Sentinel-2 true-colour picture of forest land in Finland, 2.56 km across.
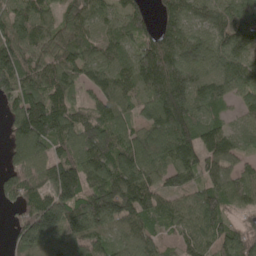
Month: May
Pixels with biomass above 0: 92%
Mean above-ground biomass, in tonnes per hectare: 117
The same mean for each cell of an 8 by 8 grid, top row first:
116 74 120 71 80 135 98 107
120 99 116 85 104 154 105 104
136 116 90 120 155 199 102 104
113 184 64 111 81 200 92 55
103 132 133 139 140 176 139 78
102 116 167 150 141 110 85 91
70 173 153 171 139 87 147 77
82 106 155 101 102 64 112 127
